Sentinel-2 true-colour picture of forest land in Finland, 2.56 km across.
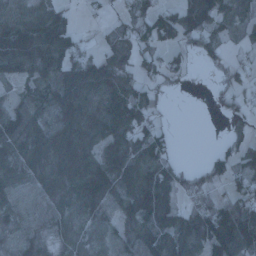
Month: January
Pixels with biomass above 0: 75%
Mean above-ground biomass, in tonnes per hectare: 72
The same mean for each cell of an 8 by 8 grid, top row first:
71 101 14 21 50 67 81 52
150 163 61 66 59 46 54 17
46 70 129 108 50 22 6 38
69 49 112 131 74 1 5 38
100 113 134 99 102 17 1 49
54 103 139 109 98 73 51 55
44 67 91 60 120 70 82 99
17 23 63 47 94 102 129 162
